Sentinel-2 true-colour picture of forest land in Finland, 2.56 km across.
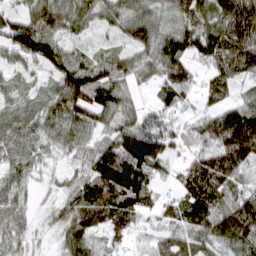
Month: March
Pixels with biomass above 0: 91%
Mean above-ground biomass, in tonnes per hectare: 80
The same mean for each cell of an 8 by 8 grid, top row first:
56 102 86 69 83 72 88 164
92 117 35 36 65 107 115 119
40 51 129 97 38 100 47 59
50 72 104 101 49 48 54 108
75 49 58 86 129 64 100 179
58 23 61 167 94 48 151 79
61 27 94 113 57 70 119 110
55 19 104 31 25 57 80 113
